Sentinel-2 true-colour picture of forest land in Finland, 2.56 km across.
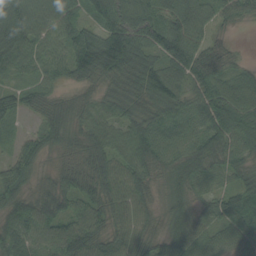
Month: September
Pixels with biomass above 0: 95%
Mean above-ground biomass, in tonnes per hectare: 65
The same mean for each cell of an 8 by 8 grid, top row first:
106 89 52 90 79 85 73 43
96 69 106 142 81 111 61 12
39 46 57 58 86 59 84 53
49 55 56 55 60 61 70 69
34 49 46 64 69 63 60 53
62 25 75 72 58 70 52 50
67 67 55 60 53 48 41 81
61 61 96 56 57 62 57 67
